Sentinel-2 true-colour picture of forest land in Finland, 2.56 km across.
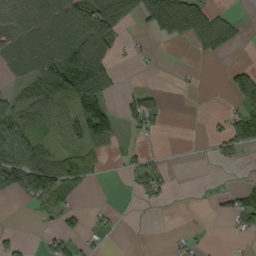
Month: September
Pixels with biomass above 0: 45%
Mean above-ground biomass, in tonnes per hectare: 41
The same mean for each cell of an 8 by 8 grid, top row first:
78 100 83 83 38 90 73 13
61 95 152 66 8 1 50 13
25 102 178 74 1 5 1 62
38 51 66 38 84 0 3 57
106 27 38 21 13 0 9 55
108 103 68 1 53 7 0 4
0 39 23 9 8 1 4 72
16 17 35 8 0 9 5 7
